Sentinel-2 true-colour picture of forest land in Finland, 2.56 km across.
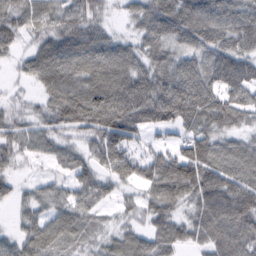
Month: February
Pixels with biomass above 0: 86%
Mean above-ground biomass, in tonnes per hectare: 79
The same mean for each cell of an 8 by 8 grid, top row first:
50 61 39 13 67 117 108 93
37 60 74 69 68 76 96 95
14 86 95 106 95 129 99 116
31 58 106 130 123 146 138 99
62 55 48 123 46 62 101 59
31 24 62 68 95 165 116 101
34 62 68 27 59 70 114 133
52 76 47 49 67 84 78 105
